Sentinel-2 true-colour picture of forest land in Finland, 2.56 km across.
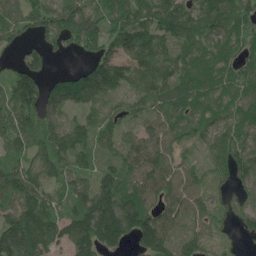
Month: May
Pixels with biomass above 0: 89%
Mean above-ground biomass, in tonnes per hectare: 104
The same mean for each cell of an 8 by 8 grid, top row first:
74 137 170 93 115 131 115 99
47 66 72 107 136 93 93 84
109 82 125 135 92 104 97 97
124 107 58 61 87 108 93 86
81 127 102 74 114 92 68 87
127 83 99 103 121 99 76 73
127 115 127 188 144 95 86 52
213 169 150 140 140 101 74 32
